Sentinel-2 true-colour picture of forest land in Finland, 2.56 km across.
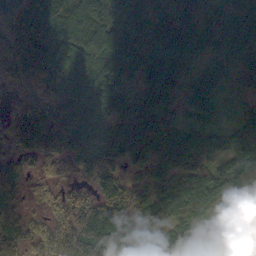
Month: October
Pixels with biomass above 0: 96%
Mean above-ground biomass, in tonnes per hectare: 112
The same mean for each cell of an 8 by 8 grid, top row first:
87 151 163 149 125 111 134 176
97 169 137 170 130 154 104 117
54 116 113 133 101 108 122 73
46 127 131 132 106 62 87 51
82 148 147 142 116 115 107 122
96 55 55 109 66 104 103 120
71 42 98 141 119 112 75 101
110 112 167 164 136 125 76 114
